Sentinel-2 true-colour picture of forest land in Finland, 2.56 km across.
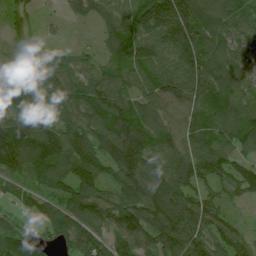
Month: July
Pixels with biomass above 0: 93%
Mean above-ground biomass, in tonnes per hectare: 97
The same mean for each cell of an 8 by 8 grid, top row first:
55 13 42 74 138 203 112 88
56 43 27 78 119 170 113 75
36 99 85 88 83 137 133 83
102 103 122 128 100 76 105 96
167 148 120 143 129 92 96 88
80 114 122 76 132 122 77 82
39 68 120 100 134 142 85 20
84 60 130 93 90 124 94 70
